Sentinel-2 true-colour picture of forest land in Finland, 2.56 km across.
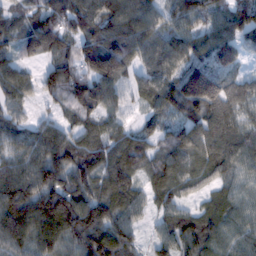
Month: February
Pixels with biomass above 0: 92%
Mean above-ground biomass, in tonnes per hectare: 90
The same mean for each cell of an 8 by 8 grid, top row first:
55 96 103 116 112 81 78 101
71 103 98 124 102 94 114 101
96 80 114 118 66 105 176 52
57 27 83 67 39 73 106 84
76 123 79 73 53 100 114 110
113 109 93 87 52 92 69 68
150 133 134 105 57 72 55 62
107 102 100 132 41 92 86 62
